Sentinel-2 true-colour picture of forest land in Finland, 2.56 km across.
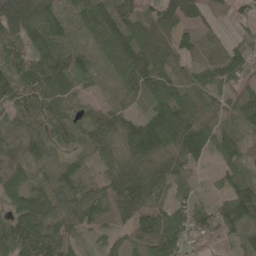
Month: May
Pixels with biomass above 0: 90%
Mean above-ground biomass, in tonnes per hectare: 80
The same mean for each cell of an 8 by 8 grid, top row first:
168 94 62 125 71 119 56 29
61 129 55 100 127 75 59 58
78 117 55 48 115 66 62 48
60 88 50 76 64 145 45 73
44 81 51 63 173 107 86 54
75 53 64 77 112 81 13 61
96 94 82 80 89 67 56 148
114 141 34 48 85 99 30 58
